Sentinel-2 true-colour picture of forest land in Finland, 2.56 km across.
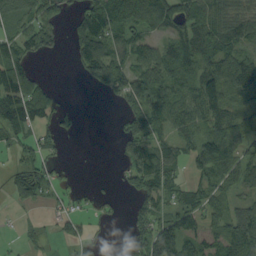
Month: September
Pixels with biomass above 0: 65%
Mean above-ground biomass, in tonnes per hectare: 68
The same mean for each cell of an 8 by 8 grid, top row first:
67 88 71 142 97 67 93 83
97 52 79 78 66 66 91 67
127 15 24 135 104 91 106 117
119 71 17 9 107 84 100 62
61 41 1 9 106 59 110 100
68 71 8 9 115 54 83 84
13 20 29 22 58 72 70 56
8 20 50 7 74 108 51 108
